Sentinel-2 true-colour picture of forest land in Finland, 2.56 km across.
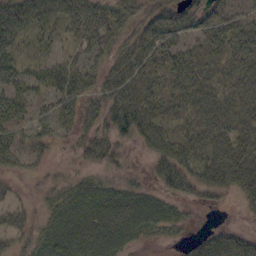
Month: October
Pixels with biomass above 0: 77%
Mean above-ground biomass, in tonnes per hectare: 37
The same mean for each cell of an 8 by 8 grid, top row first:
68 52 53 36 31 46 46 33
43 28 33 37 50 44 40 45
45 37 43 39 49 44 43 39
40 29 34 49 56 39 45 41
42 22 24 40 27 39 45 45
17 10 10 13 11 63 42 48
26 17 45 46 49 21 13 7
26 37 50 54 21 10 34 31
